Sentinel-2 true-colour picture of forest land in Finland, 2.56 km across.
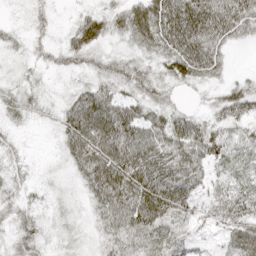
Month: April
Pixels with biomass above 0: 91%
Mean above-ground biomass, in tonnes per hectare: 34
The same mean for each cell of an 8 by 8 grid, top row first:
5 18 21 28 62 29 52 60
14 23 43 13 32 67 66 9
14 11 13 34 33 32 27 19
26 14 49 62 34 27 24 45
16 4 64 74 63 54 54 30
21 6 28 68 59 55 32 25
25 13 10 62 78 51 30 39
32 16 10 32 36 36 16 48
